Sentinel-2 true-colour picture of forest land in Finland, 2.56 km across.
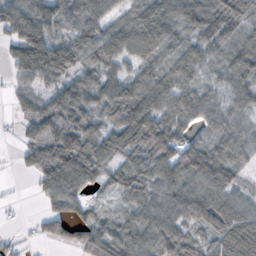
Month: October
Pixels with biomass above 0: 85%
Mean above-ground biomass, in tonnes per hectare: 55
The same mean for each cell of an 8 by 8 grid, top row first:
55 55 72 45 61 67 76 59
45 77 79 63 72 39 51 50
28 51 47 49 53 61 24 55
19 55 60 53 80 77 53 46
17 81 87 63 85 71 57 58
6 80 83 38 59 68 93 35
4 27 37 16 52 67 76 64
17 28 58 67 61 79 43 90
